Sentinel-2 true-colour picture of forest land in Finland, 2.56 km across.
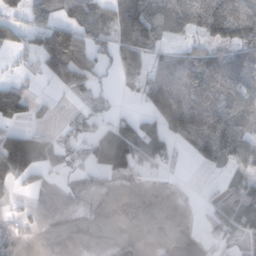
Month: November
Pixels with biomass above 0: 55%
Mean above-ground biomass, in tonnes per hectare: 63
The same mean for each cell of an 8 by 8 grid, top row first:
52 90 74 85 129 100 142 132
56 146 146 69 105 31 68 106
42 51 117 17 78 105 104 107
101 10 25 28 42 151 134 71
148 47 50 138 61 54 110 99
86 28 44 62 15 12 6 53
24 62 7 0 0 1 30 76
32 2 1 18 7 1 21 52
